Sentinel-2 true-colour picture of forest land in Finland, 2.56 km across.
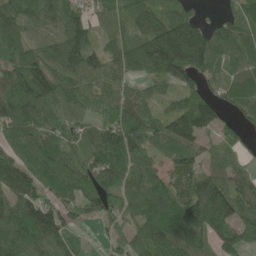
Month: June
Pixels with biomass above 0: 88%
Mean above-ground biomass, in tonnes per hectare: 98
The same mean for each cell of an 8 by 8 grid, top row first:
87 85 72 63 115 106 14 65
97 71 153 60 143 230 130 75
126 161 104 77 68 113 55 64
121 91 74 82 89 100 140 50
93 91 59 142 114 109 40 44
148 89 96 115 103 97 100 72
120 109 63 75 89 121 196 118
121 112 47 43 103 124 100 110
